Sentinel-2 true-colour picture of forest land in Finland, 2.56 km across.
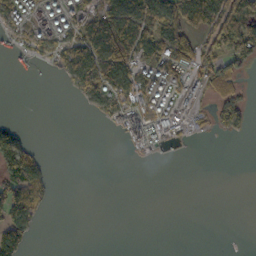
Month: October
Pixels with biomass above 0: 39%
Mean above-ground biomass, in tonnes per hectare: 45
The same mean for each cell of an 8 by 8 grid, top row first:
60 55 66 108 113 99 118 151
31 57 85 144 89 108 62 143
1 1 88 93 79 66 63 44
0 0 4 68 93 61 27 88
86 1 0 0 68 18 1 2
119 46 0 0 0 0 0 0
115 22 0 0 0 0 0 0
115 0 0 0 0 0 0 0
